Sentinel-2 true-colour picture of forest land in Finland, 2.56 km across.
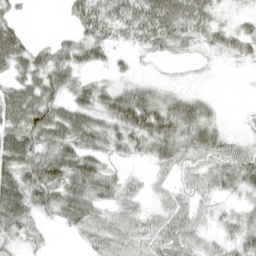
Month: April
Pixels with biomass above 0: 78%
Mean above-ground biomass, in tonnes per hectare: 37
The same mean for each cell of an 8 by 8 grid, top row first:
23 0 48 51 62 68 40 13
62 29 44 27 26 25 19 26
46 54 28 16 12 4 2 1
74 68 53 52 64 48 24 3
72 58 53 34 37 49 49 23
56 68 63 29 14 29 34 47
69 39 57 33 22 42 20 14
27 8 15 49 42 57 23 31
